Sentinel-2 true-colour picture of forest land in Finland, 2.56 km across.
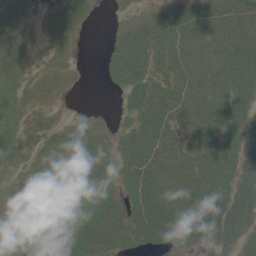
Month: June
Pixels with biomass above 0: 78%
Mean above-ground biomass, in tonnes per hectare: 24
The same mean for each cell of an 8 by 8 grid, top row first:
20 12 14 1 7 21 33 39
21 10 3 10 35 34 25 35
14 12 1 8 32 26 26 28
20 8 1 2 34 40 33 25
18 19 25 17 45 35 31 18
8 17 29 19 52 34 35 29
12 16 23 29 37 35 49 46
26 30 39 43 26 30 25 33
